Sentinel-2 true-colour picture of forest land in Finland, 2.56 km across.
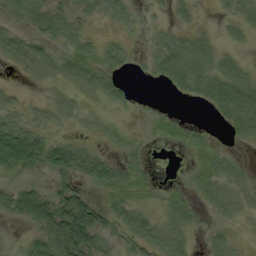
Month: September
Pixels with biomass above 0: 62%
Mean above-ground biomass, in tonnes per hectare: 27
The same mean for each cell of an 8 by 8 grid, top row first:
18 35 21 19 6 12 1 18
29 18 28 19 4 37 28 9
3 6 32 23 3 36 42 33
19 12 8 7 4 5 9 54
106 52 24 9 8 11 22 7
35 33 46 54 20 1 43 19
54 73 80 47 19 36 18 11
5 81 95 24 43 24 14 4
